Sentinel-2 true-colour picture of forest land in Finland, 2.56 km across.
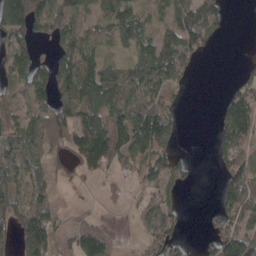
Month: April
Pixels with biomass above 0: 66%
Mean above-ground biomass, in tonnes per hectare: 71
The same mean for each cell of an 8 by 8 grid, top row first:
159 121 64 73 37 67 81 0
79 23 83 42 68 156 38 0
67 103 129 92 114 82 0 38
66 100 135 116 112 38 0 129
97 85 105 165 109 36 5 113
110 59 31 34 75 58 0 107
75 74 8 9 45 35 6 106
77 117 97 48 38 57 39 129
